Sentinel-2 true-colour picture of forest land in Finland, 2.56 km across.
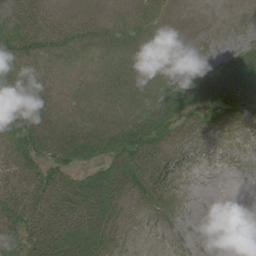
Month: June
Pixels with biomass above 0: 67%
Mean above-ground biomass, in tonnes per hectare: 34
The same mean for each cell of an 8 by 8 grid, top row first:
75 32 14 12 20 1 0 0
71 40 24 19 16 1 0 19
66 20 8 22 15 20 59 84
70 40 16 22 38 58 51 58
57 79 83 74 70 33 13 5
53 55 34 57 60 25 0 0
61 72 71 46 15 9 0 0
57 79 73 22 0 1 0 0
